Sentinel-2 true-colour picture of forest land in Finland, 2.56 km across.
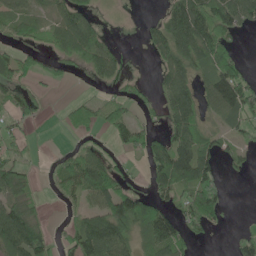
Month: May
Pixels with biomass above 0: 60%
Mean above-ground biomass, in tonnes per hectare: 61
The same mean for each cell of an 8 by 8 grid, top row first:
64 41 77 4 8 115 135 93
47 30 94 38 19 101 113 16
65 33 5 37 13 87 71 105
63 12 58 68 17 98 39 106
35 1 22 28 67 97 68 40
77 14 105 78 29 129 96 10
80 11 35 108 79 60 120 0
117 63 118 123 62 94 13 38
